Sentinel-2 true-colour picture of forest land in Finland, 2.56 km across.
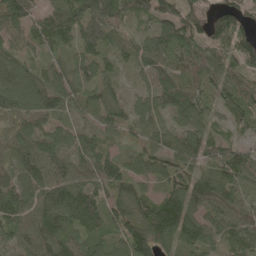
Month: May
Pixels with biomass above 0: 91%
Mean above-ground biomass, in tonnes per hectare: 86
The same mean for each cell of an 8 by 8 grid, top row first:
92 86 112 98 71 113 90 93
59 80 111 62 67 96 87 97
84 84 86 46 36 90 81 68
59 72 54 87 67 86 59 74
94 83 72 40 63 79 75 49
87 104 86 108 77 92 91 85
113 112 140 89 98 154 109 81
65 103 79 77 133 115 81 94
